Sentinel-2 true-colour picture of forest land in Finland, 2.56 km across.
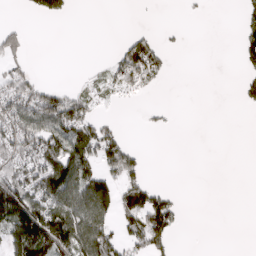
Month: March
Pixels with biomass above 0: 37%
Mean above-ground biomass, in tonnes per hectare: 53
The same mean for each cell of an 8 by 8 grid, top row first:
0 43 0 0 1 0 4 30
57 0 0 10 109 7 0 44
75 11 9 44 93 2 0 27
140 158 100 3 7 3 0 3
132 138 145 96 4 0 0 0
97 138 133 66 47 0 0 0
161 148 128 81 168 49 0 0
135 196 145 102 98 23 0 0
